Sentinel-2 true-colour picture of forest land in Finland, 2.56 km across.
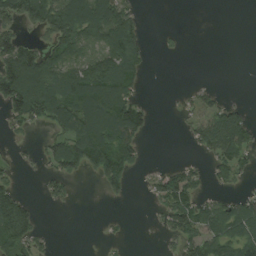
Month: August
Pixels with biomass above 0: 48%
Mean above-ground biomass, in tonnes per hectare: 54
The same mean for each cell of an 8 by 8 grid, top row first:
81 117 135 131 11 0 0 0
99 62 85 115 37 6 0 0
157 119 112 126 23 0 2 0
74 90 116 142 47 7 56 38
9 34 118 110 25 0 64 82
19 37 27 85 12 84 31 34
115 11 1 2 2 89 62 71
98 15 0 6 0 41 95 97
